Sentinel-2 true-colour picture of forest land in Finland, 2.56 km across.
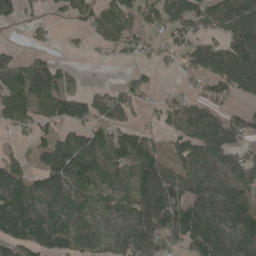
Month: May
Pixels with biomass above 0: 71%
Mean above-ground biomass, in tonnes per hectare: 79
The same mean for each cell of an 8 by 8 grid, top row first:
50 22 68 99 64 97 94 113
17 27 13 49 41 55 80 103
71 111 14 6 40 11 67 99
86 69 97 89 27 61 73 53
16 79 115 100 77 53 109 67
65 112 140 81 117 85 92 80
157 92 75 61 115 119 127 130
118 123 90 63 107 70 167 111
